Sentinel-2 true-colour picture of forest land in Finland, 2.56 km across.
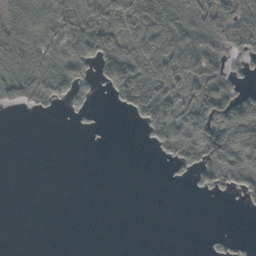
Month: October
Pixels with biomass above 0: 48%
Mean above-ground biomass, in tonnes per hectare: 48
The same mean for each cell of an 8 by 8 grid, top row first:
63 115 73 53 81 77 68 44
80 78 105 98 74 96 61 31
105 96 84 117 112 49 61 21
21 15 37 10 126 71 105 107
0 0 1 1 19 119 165 141
0 0 0 0 0 18 96 126
0 0 0 0 0 0 0 11
0 0 0 0 0 0 14 9
